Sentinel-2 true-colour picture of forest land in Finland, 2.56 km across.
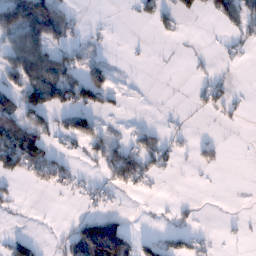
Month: January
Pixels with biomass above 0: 34%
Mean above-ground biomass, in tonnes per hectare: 34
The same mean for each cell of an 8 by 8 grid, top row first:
99 111 11 0 23 38 20 64
70 83 32 6 2 1 2 15
55 107 90 36 1 1 22 1
86 82 68 20 1 3 13 12
117 45 18 36 39 17 24 0
46 63 19 45 41 6 3 0
8 1 10 13 1 14 1 1
32 4 111 181 25 37 14 4
